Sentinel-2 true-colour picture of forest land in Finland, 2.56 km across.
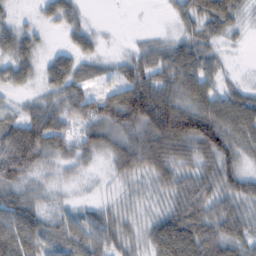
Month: February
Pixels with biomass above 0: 87%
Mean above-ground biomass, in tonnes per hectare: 53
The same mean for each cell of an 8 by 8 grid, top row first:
17 29 26 0 0 34 70 29
64 15 39 4 32 59 44 6
41 43 49 42 78 77 57 13
30 68 55 90 119 108 83 89
113 81 45 71 99 100 86 60
67 21 15 27 48 68 57 57
80 26 23 29 21 55 60 48
85 42 59 55 38 104 82 58
